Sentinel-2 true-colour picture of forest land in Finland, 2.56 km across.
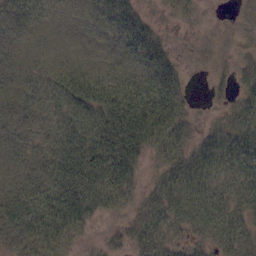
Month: October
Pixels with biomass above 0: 82%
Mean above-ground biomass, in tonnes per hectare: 36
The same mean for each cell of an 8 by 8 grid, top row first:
35 21 14 41 20 13 1 8
17 14 11 16 47 8 4 7
23 31 49 35 37 35 5 25
27 29 50 73 87 49 4 36
26 29 57 74 51 42 40 56
25 39 81 69 16 47 47 51
65 70 68 28 31 44 56 34
45 65 20 9 41 23 26 36
